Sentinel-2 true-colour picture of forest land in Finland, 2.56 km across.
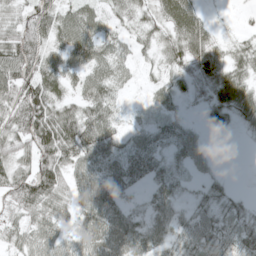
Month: May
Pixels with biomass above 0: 82%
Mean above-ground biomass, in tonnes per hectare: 44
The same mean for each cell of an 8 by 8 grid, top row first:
41 59 52 31 29 71 20 5
77 56 73 42 22 47 50 28
84 61 40 49 15 32 42 54
75 73 55 41 11 17 27 53
56 87 90 48 34 39 12 2
58 80 53 45 37 28 19 0
48 53 53 54 21 33 26 19
38 56 48 73 57 35 45 42
